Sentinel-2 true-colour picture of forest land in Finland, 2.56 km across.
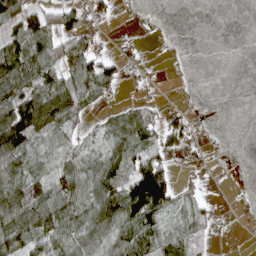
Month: April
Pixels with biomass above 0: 58%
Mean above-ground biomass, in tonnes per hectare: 46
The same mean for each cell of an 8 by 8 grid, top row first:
61 46 58 23 12 0 0 0
79 59 77 9 11 7 0 0
121 77 95 44 17 6 0 0
121 110 49 23 37 26 4 0
107 43 33 52 58 39 15 0
72 62 95 70 119 32 12 2
106 94 80 95 115 32 30 7
75 59 68 66 77 43 19 0
